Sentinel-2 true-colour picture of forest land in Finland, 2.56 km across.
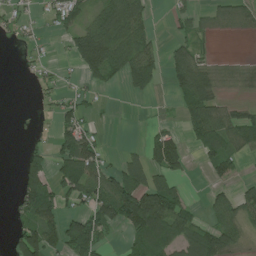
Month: July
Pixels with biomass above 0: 50%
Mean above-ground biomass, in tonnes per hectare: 55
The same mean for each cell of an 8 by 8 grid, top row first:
26 30 59 98 61 26 17 34
8 12 96 125 74 36 9 0
1 17 28 40 110 65 63 24
3 9 57 4 1 17 104 48
0 25 124 3 42 80 85 79
25 87 118 66 83 53 27 23
39 112 42 102 173 106 31 70
68 105 145 12 84 82 94 37
